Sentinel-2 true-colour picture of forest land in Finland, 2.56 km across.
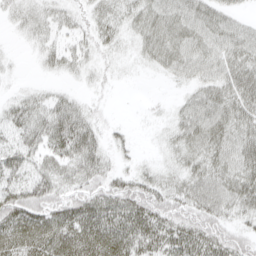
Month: April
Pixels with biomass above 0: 76%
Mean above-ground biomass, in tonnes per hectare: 31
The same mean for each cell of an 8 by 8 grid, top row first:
17 21 13 28 30 36 33 15
2 20 21 15 18 34 34 38
3 7 8 8 1 11 28 43
28 37 31 6 3 15 44 36
33 41 55 15 1 21 35 39
36 35 37 32 24 20 36 39
55 50 53 51 57 44 48 28
51 57 67 60 42 44 50 35
